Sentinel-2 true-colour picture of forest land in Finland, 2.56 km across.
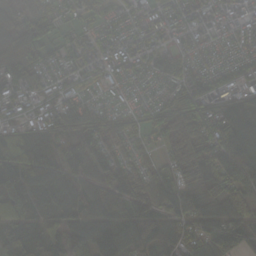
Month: October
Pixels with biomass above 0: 90%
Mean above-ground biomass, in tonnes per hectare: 80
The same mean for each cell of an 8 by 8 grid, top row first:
70 65 47 55 71 80 85 93
113 64 73 83 75 61 60 74
88 64 53 53 50 80 98 84
46 60 132 48 46 102 96 65
85 74 108 57 33 107 106 89
117 87 88 85 57 86 110 87
69 58 86 96 85 114 91 90
84 76 101 96 95 77 94 64
